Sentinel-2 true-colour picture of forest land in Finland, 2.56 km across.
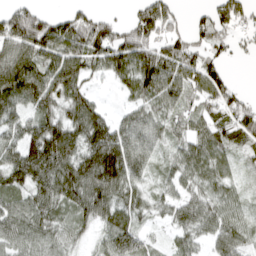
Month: April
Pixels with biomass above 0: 83%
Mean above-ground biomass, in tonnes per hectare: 79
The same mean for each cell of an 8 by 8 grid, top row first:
98 59 66 22 105 57 53 80
105 111 104 141 116 97 72 19
144 113 101 48 139 104 111 7
73 84 123 28 64 60 68 94
74 173 107 132 73 43 76 69
102 124 138 143 47 50 64 26
65 85 88 92 48 60 63 41
66 66 34 77 39 35 42 61
